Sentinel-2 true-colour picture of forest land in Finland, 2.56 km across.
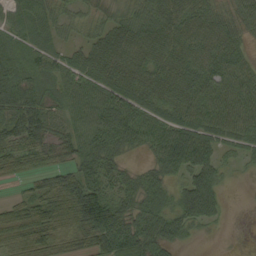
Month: September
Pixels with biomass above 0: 86%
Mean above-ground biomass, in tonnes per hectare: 52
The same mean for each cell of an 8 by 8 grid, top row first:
49 44 25 36 49 64 50 47
52 45 36 67 64 64 58 41
66 48 52 66 59 66 67 67
77 56 49 75 58 60 67 74
64 49 54 62 45 90 65 47
26 44 62 43 36 37 61 8
39 69 101 68 54 54 60 2
55 60 35 35 53 44 5 4
